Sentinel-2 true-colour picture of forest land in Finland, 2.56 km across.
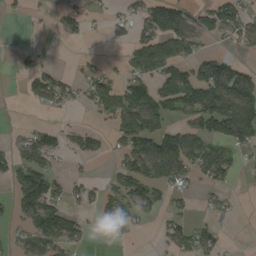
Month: August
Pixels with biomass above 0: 45%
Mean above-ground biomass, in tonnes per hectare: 54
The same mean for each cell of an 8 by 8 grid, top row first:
3 10 34 26 73 121 76 77
7 4 3 7 84 92 22 27
4 76 34 56 70 127 147 115
1 16 8 66 125 56 136 163
33 68 42 23 109 102 83 69
61 79 18 26 116 83 61 19
34 88 28 68 87 24 21 8
30 87 34 10 2 59 52 1
